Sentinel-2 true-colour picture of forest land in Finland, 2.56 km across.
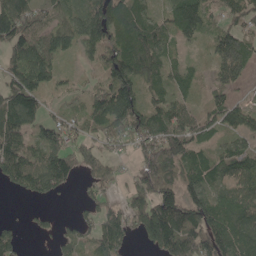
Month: May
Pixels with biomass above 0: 78%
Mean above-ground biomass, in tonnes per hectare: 94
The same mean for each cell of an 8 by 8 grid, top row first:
165 79 80 136 76 99 82 81
121 103 65 121 120 43 38 131
101 75 19 151 91 60 34 68
153 54 48 134 115 93 65 78
126 122 84 68 118 144 46 49
121 166 77 72 122 110 76 91
1 16 32 81 146 159 156 125
66 20 60 116 70 196 161 139
